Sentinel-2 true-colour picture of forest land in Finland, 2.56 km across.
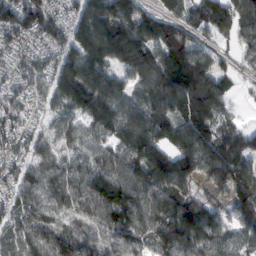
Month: February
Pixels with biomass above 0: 92%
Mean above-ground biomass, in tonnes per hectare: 115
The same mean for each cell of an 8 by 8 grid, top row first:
124 117 103 153 106 74 132 103
68 74 131 175 153 188 52 45
50 78 193 117 114 220 168 31
67 51 112 149 119 140 206 25
75 64 81 105 189 152 176 148
86 102 96 140 121 183 118 126
86 107 117 167 107 77 106 103
112 142 128 108 91 147 108 74
